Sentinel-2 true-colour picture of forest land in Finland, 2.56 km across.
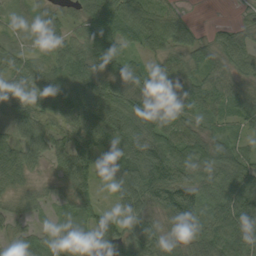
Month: September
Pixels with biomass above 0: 92%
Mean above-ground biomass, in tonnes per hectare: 65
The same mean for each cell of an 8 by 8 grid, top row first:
29 60 57 86 82 47 0 13
36 55 71 68 52 70 53 64
62 54 86 79 96 50 64 51
54 57 78 85 106 55 58 60
57 57 61 83 106 86 74 45
64 24 83 70 118 101 60 86
36 22 63 34 66 141 68 100
42 48 73 44 87 53 85 87
